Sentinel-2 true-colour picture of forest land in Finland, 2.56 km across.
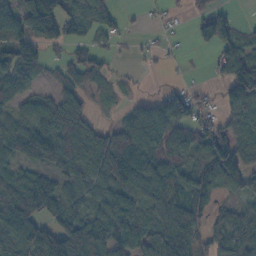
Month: October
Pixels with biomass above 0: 74%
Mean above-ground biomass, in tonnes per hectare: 69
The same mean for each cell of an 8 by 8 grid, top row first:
79 124 74 41 7 7 58 9
93 49 44 20 12 6 37 72
101 23 52 28 3 4 11 121
54 95 83 12 63 94 26 67
79 112 125 118 111 80 100 70
76 57 68 106 124 80 91 92
138 85 61 93 64 92 51 40
71 105 144 79 74 119 52 94
